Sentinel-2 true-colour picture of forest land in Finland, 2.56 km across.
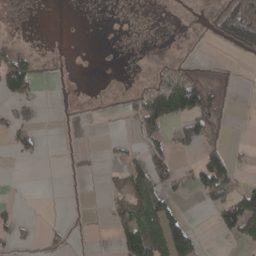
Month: April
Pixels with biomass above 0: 35%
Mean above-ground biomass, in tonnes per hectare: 32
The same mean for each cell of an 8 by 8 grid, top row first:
3 0 0 1 1 4 33 167
37 9 1 2 3 7 2 74
108 4 3 6 10 40 23 16
38 1 7 4 94 102 107 3
23 2 1 12 41 41 62 7
1 0 10 12 75 43 119 25
13 0 3 19 86 39 26 124
23 16 3 15 126 114 3 38
